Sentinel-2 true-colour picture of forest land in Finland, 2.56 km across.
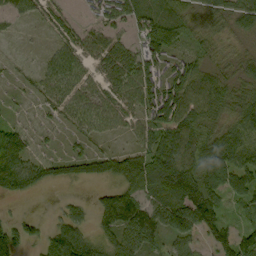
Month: September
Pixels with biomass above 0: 84%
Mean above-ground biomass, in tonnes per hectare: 73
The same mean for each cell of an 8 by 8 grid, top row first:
30 52 19 67 79 70 57 71
3 22 74 72 84 56 45 22
15 62 70 62 95 86 89 55
10 30 79 75 89 108 93 94
95 14 29 19 71 141 111 110
124 59 55 76 118 193 131 92
4 4 28 139 91 124 152 34
102 81 107 85 95 72 56 94
